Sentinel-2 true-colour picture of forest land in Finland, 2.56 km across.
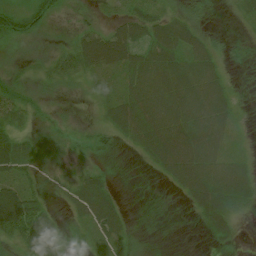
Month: July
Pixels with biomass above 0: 79%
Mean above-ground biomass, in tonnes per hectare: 32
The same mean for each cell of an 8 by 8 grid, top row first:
39 26 13 14 36 30 9 15
8 9 47 71 48 53 37 6
19 21 20 30 64 63 58 2
33 9 5 39 59 58 65 11
61 20 16 21 39 66 60 14
43 14 29 11 2 47 67 49
98 26 41 40 1 1 49 29
37 55 11 31 10 0 7 7
